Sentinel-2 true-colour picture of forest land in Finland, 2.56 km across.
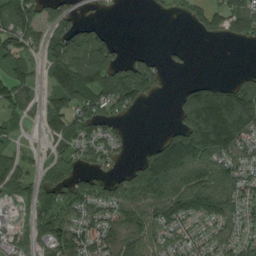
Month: August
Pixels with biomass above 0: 67%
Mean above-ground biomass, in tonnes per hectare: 85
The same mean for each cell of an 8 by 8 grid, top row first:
120 65 31 3 2 16 81 106
89 107 128 76 8 14 0 7
88 63 158 120 105 3 26 50
75 108 100 70 9 53 259 220
34 40 70 66 15 139 218 126
90 63 62 51 143 138 106 89
34 100 90 100 144 140 147 95
52 112 107 103 129 71 90 92
